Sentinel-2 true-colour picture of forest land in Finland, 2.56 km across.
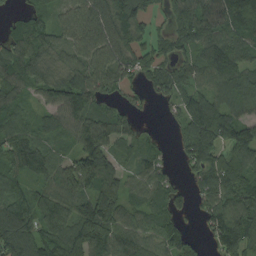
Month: September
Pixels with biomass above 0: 86%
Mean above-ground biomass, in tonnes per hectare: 100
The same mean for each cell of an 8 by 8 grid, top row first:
36 54 106 155 94 87 135 177
91 91 102 134 77 80 128 105
106 96 121 108 66 81 89 104
78 63 130 83 20 55 172 86
118 73 100 97 56 45 179 153
82 97 162 88 75 28 96 109
122 124 130 103 75 68 66 108
174 151 171 149 83 97 26 67
